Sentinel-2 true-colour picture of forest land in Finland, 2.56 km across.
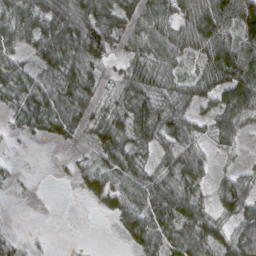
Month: March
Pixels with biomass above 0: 79%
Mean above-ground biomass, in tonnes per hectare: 51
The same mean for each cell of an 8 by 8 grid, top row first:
77 71 79 80 71 64 102 116
59 74 75 50 54 66 80 92
58 56 60 21 62 36 72 111
31 71 53 34 64 54 34 89
2 8 19 55 40 71 26 25
6 6 30 66 47 59 37 49
0 9 1 39 55 73 37 81
18 2 0 2 60 67 68 87
